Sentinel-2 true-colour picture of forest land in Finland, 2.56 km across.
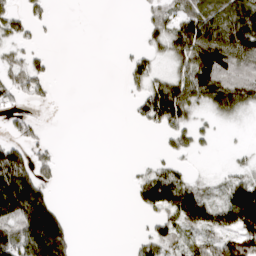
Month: March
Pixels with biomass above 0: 48%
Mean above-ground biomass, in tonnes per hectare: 58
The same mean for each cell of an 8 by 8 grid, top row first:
58 33 0 0 27 90 139 136
39 9 0 0 32 93 164 140
76 57 0 0 66 92 130 110
30 4 0 0 74 169 47 54
81 29 0 0 0 59 16 5
139 35 0 0 32 55 11 42
138 111 0 0 48 106 113 194
99 196 9 0 49 53 73 120
